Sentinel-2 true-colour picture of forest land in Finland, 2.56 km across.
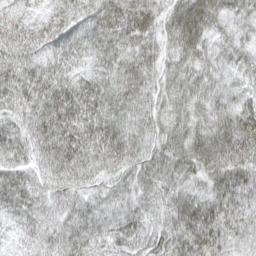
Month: April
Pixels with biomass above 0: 98%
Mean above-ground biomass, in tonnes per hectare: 65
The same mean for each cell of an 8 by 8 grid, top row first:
42 43 54 73 75 71 73 49
82 63 49 63 63 57 46 54
84 84 50 65 61 51 54 39
67 105 75 71 53 51 69 64
68 115 89 81 55 69 88 98
70 75 66 55 59 60 74 88
65 52 49 45 45 66 92 87
30 49 53 46 51 74 83 65
